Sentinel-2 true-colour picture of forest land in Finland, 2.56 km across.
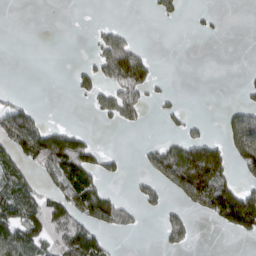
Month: March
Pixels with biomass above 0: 32%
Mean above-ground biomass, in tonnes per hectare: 51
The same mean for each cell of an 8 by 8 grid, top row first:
0 0 0 0 2 29 9 0
0 0 0 135 26 0 0 0
0 0 41 98 103 1 0 4
79 5 0 74 43 22 0 59
105 147 87 0 12 62 102 127
72 51 143 31 26 123 170 43
104 90 118 109 31 27 99 225
124 82 145 22 1 57 0 16
